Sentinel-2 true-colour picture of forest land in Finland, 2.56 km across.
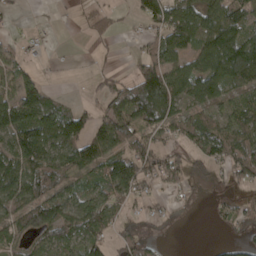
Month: April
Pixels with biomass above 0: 63%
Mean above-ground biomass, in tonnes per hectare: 63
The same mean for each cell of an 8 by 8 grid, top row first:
9 3 8 26 64 112 105 75
19 6 0 6 28 93 125 149
67 14 1 37 141 89 120 81
141 117 45 80 127 71 52 63
94 100 95 85 62 42 78 92
106 119 57 108 73 64 27 55
73 98 83 60 18 15 11 49
42 54 82 43 30 2 1 25
